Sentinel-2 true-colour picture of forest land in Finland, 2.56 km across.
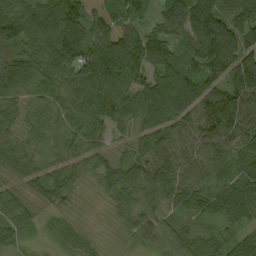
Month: September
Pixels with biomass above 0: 95%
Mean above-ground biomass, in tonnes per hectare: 74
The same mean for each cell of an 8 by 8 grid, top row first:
102 115 108 56 41 82 102 81
71 116 119 117 125 58 94 83
74 93 116 129 77 93 77 109
53 55 89 113 87 93 123 123
54 47 65 42 57 93 77 75
35 64 41 57 86 96 54 65
53 33 20 38 66 54 66 74
43 23 57 13 47 58 45 45
